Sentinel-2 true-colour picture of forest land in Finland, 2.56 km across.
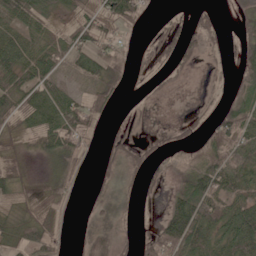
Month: June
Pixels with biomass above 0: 64%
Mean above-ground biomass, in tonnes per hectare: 39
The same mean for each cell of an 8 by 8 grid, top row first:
77 40 42 65 19 15 20 14
82 55 56 25 13 45 20 20
70 62 46 45 8 11 8 36
63 75 63 11 4 0 16 60
28 57 36 27 21 33 44 64
27 20 14 25 31 32 85 77
28 45 2 18 5 62 88 71
46 45 10 37 20 76 71 90
